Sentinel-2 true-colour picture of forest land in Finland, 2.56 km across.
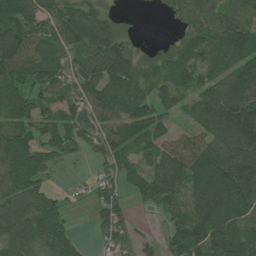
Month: July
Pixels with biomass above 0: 81%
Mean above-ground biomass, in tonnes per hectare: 73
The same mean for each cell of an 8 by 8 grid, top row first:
91 64 97 43 2 45 75 72
115 47 78 117 34 66 73 102
63 73 72 89 54 83 66 144
81 52 44 77 74 50 106 165
91 52 40 63 60 58 74 119
67 33 5 34 65 121 187 123
79 71 7 64 18 31 149 117
55 69 26 42 26 65 155 107
